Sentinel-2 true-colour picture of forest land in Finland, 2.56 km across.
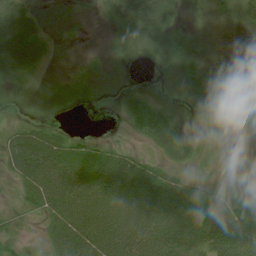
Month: July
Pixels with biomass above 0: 68%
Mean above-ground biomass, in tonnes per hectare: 34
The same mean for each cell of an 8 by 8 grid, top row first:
44 10 7 23 68 24 2 13
79 27 4 3 4 17 9 2
27 11 18 7 2 12 34 13
3 5 3 3 73 18 18 27
58 71 31 18 25 49 9 2
42 87 70 70 67 27 8 27
15 52 75 73 76 67 46 37
17 31 81 79 76 65 62 81
